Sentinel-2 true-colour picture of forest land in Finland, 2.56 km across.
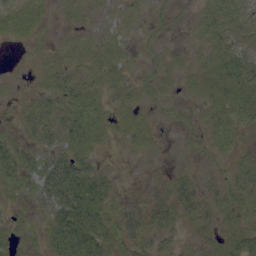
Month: September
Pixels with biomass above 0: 69%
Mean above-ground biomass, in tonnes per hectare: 15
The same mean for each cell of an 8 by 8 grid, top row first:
18 6 9 4 6 5 18 12
2 6 12 11 6 3 12 12
2 13 18 14 8 8 17 31
6 21 27 15 9 4 15 25
16 16 23 8 12 2 13 10
26 32 39 9 2 11 6 20
7 18 45 18 13 26 14 25
15 24 44 27 18 9 12 27
